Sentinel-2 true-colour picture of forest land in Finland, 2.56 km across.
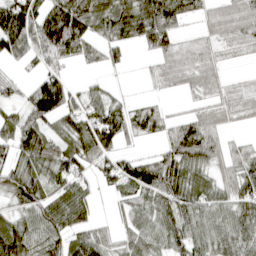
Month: April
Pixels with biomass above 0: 78%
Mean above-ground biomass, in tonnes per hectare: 60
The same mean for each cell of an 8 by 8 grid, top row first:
124 97 117 93 108 74 44 66
79 86 62 50 32 45 37 33
23 64 11 11 13 35 43 12
47 102 66 62 55 12 44 44
81 67 73 57 22 82 75 22
68 64 57 65 92 100 52 71
38 78 60 16 66 84 64 73
95 83 56 32 68 71 65 65
